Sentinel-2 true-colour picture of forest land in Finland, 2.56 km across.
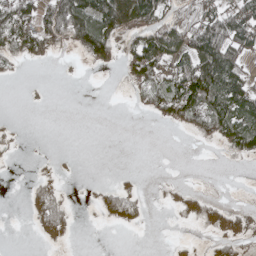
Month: May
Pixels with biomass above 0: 41%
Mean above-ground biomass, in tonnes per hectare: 39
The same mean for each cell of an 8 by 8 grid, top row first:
94 96 126 106 92 47 82 90
58 48 54 68 97 81 126 80
5 1 2 1 73 76 139 67
0 2 0 0 20 80 88 92
13 0 0 0 0 0 14 79
1 18 3 4 5 1 2 0
0 84 4 47 18 24 47 26
0 26 2 0 0 7 17 49
